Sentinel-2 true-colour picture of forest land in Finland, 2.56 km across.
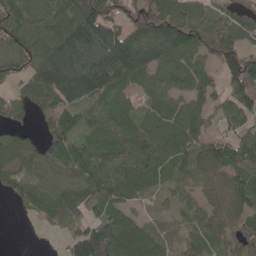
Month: May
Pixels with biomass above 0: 86%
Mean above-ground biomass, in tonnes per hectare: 88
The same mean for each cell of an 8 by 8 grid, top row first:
84 87 143 112 99 122 69 62
69 121 161 198 156 142 87 89
55 163 225 141 82 83 59 139
61 86 83 92 40 70 70 89
60 78 57 81 91 78 77 91
75 80 106 118 85 51 66 106
22 81 72 68 25 42 70 96
0 2 100 132 106 64 75 64
